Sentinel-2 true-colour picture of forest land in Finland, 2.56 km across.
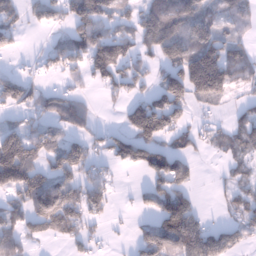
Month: January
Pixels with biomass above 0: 63%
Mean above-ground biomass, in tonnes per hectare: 89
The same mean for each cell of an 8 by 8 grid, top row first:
55 80 128 93 96 131 81 64
30 49 100 162 77 134 149 68
85 24 45 81 56 141 234 80
53 83 73 7 150 114 28 34
180 111 85 69 132 73 35 80
226 107 107 43 44 132 3 60
95 172 134 40 34 169 10 88
92 45 78 14 92 163 137 62
